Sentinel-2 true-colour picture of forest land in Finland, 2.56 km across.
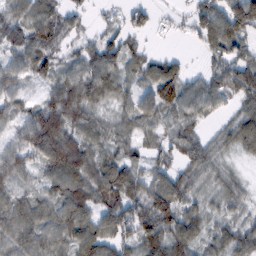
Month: February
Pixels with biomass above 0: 85%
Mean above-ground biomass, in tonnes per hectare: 66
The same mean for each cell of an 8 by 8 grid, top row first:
57 62 28 19 39 18 96 122
59 77 38 64 28 3 61 60
51 44 80 66 57 91 59 84
48 103 91 36 80 78 53 50
51 135 82 58 48 61 51 56
61 59 101 119 66 70 55 25
76 64 108 93 99 95 42 45
72 69 93 79 86 87 54 65
